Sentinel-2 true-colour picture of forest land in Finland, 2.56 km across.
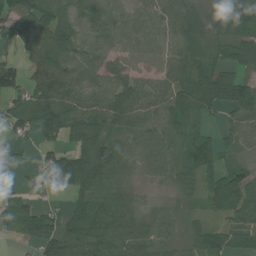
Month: July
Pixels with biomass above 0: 83%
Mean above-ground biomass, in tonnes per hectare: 66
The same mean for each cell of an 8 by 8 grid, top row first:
94 90 55 40 52 72 45 93
35 79 43 39 54 52 58 60
86 101 66 63 47 78 117 66
75 147 84 105 71 88 60 71
28 54 86 77 82 40 78 39
12 78 139 99 44 60 63 68
70 31 52 77 36 20 40 97
20 77 90 86 57 38 64 25
